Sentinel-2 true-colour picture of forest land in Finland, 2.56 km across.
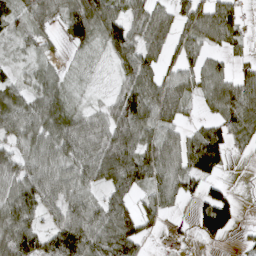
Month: April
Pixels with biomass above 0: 77%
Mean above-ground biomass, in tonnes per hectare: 67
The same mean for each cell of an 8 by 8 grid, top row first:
44 63 109 82 71 61 104 48
25 23 35 77 86 53 50 32
34 48 22 20 97 71 71 67
77 81 42 69 112 74 30 97
53 70 97 110 92 72 116 31
73 81 72 98 90 81 60 1
118 67 82 83 52 24 70 16
143 78 127 108 50 33 27 13
